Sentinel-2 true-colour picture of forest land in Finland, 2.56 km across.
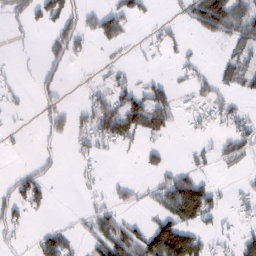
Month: February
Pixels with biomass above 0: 40%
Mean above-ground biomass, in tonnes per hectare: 36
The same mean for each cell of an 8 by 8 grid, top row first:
28 59 57 60 22 14 141 77
5 27 34 23 12 22 1 51
9 28 8 30 16 15 26 48
8 36 23 85 117 38 27 26
4 14 19 37 28 1 13 50
30 23 9 5 11 52 19 11
51 25 6 34 17 123 82 17
17 45 21 84 74 147 27 34
